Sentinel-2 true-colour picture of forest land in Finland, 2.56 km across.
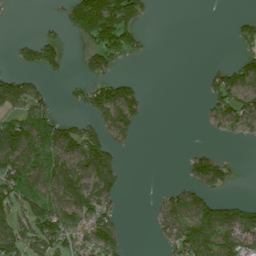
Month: July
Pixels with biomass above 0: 45%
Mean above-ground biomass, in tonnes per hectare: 63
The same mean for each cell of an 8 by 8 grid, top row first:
2 5 197 240 53 0 0 19
27 85 23 138 35 0 0 36
70 23 31 71 10 0 34 92
66 74 29 155 45 0 32 99
177 123 111 68 1 0 4 12
126 91 91 76 0 1 135 8
74 108 91 43 0 93 102 70
95 108 67 79 0 107 148 104
